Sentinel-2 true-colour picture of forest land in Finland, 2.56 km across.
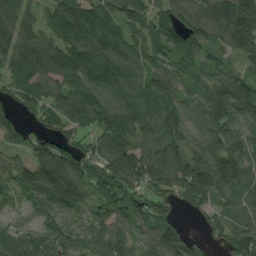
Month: August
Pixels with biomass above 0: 90%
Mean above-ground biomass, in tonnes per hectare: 102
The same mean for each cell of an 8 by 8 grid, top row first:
118 63 136 106 94 99 115 168
149 117 138 117 79 105 80 100
99 121 109 113 83 74 91 90
76 101 122 109 101 93 133 110
82 115 75 84 92 103 98 115
97 229 128 148 142 168 167 95
44 103 79 92 99 37 55 53
71 84 72 94 67 107 34 87
